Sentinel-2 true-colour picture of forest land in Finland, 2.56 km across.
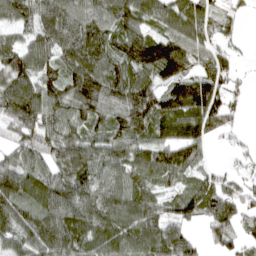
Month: April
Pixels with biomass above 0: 86%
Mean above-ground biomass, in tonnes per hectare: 90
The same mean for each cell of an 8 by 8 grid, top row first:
84 88 88 107 86 90 65 29
90 83 134 102 159 132 65 24
118 89 143 118 88 124 101 30
128 102 99 94 157 121 144 27
67 91 94 95 90 125 60 19
112 77 104 73 69 72 41 39
121 96 104 90 91 37 92 86
84 116 103 90 102 95 49 61
